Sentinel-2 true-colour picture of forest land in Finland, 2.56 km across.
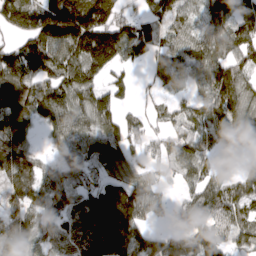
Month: April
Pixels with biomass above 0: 85%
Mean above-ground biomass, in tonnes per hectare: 111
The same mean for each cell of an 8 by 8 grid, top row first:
169 206 213 144 87 90 102 115
115 174 171 183 115 96 111 150
149 135 146 66 25 93 114 139
145 135 120 106 54 61 107 157
121 34 88 114 79 106 83 95
116 80 70 97 78 62 75 64
84 101 111 168 147 72 110 105
107 76 110 137 135 104 121 81
